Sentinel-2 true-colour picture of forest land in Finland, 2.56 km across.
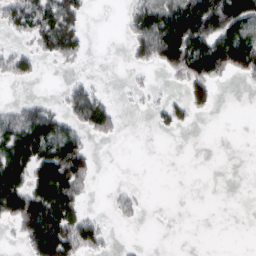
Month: March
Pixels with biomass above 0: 41%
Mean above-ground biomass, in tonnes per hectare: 47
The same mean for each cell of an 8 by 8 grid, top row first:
70 82 45 0 84 123 137 135
26 55 45 0 73 148 120 149
30 1 16 0 6 18 91 18
43 58 79 47 6 40 20 0
126 123 65 6 0 0 0 0
118 127 103 0 0 0 0 0
112 124 54 14 11 0 0 0
17 159 98 10 2 0 0 0
